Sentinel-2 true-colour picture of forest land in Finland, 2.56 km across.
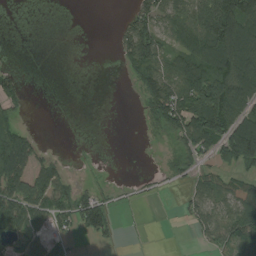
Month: August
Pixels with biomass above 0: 49%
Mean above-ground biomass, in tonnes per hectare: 57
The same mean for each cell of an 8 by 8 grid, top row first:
0 0 0 1 72 83 136 182
0 0 0 11 129 73 121 168
37 0 0 0 87 114 165 141
38 0 0 0 43 134 180 97
119 6 0 0 3 56 108 197
120 86 8 4 8 32 49 49
122 87 96 41 5 9 73 80
62 50 18 25 1 0 40 72
